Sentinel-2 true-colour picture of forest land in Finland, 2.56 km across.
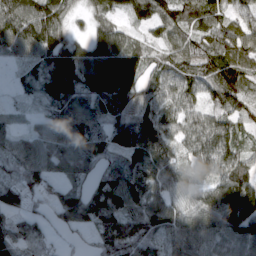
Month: March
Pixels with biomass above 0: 90%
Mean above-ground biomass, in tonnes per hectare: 87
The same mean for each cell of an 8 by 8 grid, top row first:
129 112 30 66 89 99 100 58
59 107 59 106 65 76 78 97
13 107 146 225 107 84 97 113
15 53 104 84 89 75 78 79
56 99 98 92 128 64 100 73
40 71 57 71 100 75 75 94
62 49 123 99 95 62 117 189
84 42 22 116 121 95 92 96
